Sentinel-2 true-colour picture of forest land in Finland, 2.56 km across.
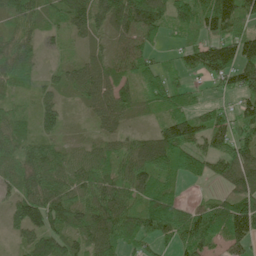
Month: June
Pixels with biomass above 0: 88%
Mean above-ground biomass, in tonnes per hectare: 69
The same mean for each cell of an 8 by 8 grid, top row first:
67 56 86 85 110 63 105 82
61 12 18 37 50 25 85 103
70 32 76 71 66 42 37 91
38 69 16 92 33 83 57 61
73 57 24 41 60 119 61 76
84 90 74 74 100 63 44 75
69 139 90 128 102 92 53 104
28 100 72 102 68 70 76 59
